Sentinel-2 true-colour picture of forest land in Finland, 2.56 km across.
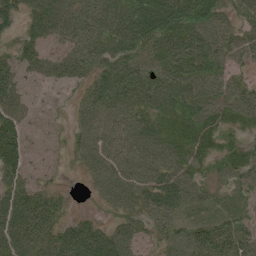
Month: June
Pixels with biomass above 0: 90%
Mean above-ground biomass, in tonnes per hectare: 52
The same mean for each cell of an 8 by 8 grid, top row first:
31 52 55 54 89 83 72 44
36 28 51 62 72 56 60 52
57 29 31 61 73 65 64 30
60 22 31 58 59 77 71 71
71 32 43 52 61 69 56 46
60 25 14 58 58 66 43 61
75 59 6 30 50 53 29 32
76 64 74 59 28 35 63 46
